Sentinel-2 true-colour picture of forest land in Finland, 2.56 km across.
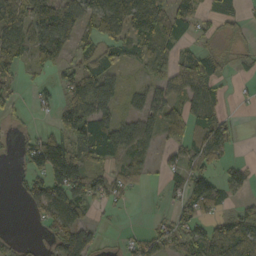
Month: October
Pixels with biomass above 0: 60%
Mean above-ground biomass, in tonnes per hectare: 52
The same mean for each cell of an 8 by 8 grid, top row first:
93 109 81 80 151 80 21 20
94 86 47 50 68 50 28 26
36 16 72 69 26 65 77 9
21 14 88 54 56 52 57 4
16 83 104 89 54 29 89 6
14 97 103 39 23 30 72 39
1 68 63 11 1 35 47 26
19 26 104 3 35 48 84 98
